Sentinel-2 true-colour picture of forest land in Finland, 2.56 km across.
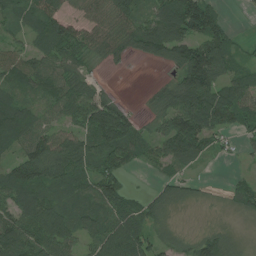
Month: July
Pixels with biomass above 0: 79%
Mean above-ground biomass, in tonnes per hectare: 63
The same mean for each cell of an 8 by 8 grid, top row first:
41 64 40 81 60 127 116 5
34 67 62 55 67 93 110 30
53 66 57 5 1 57 124 66
92 36 93 140 18 115 113 81
58 83 73 106 56 102 51 23
81 91 74 71 6 37 5 15
71 82 61 70 54 24 10 29
107 85 47 93 66 42 73 21
